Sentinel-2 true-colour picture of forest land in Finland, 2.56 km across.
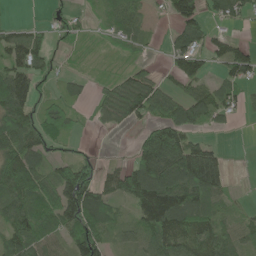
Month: June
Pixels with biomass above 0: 70%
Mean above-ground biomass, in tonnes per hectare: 76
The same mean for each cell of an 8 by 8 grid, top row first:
2 18 24 57 37 87 56 60
90 41 17 23 23 73 66 52
116 35 24 37 87 56 57 71
106 76 26 81 102 105 90 37
128 79 21 1 111 145 46 0
161 77 127 56 151 139 174 1
110 98 170 71 145 186 103 21
106 71 129 41 66 115 96 65
